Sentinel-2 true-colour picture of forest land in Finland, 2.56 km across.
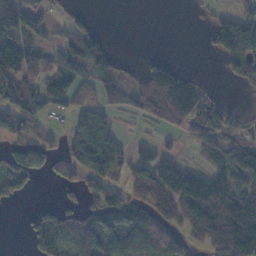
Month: November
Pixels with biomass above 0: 59%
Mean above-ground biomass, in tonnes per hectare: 57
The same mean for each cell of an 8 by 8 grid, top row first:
78 37 19 0 0 0 9 27
95 56 93 25 0 0 13 83
106 67 66 40 38 93 6 31
87 40 69 33 36 90 76 15
76 54 90 77 28 14 76 48
117 29 44 55 70 99 91 59
6 28 54 77 61 85 147 135
0 70 55 68 76 80 75 178
